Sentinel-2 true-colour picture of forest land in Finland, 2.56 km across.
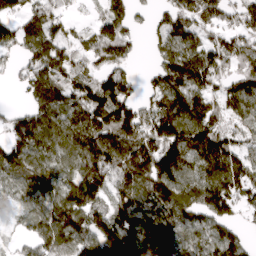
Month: April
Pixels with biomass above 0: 83%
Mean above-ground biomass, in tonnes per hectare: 120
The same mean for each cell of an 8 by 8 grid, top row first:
76 109 19 115 26 124 134 103
80 122 72 130 21 136 115 111
45 153 105 120 37 170 141 112
55 168 158 186 110 158 129 111
130 137 149 169 176 200 194 92
111 125 120 150 164 153 154 148
46 120 171 125 118 161 125 86
35 135 115 152 151 129 122 88
